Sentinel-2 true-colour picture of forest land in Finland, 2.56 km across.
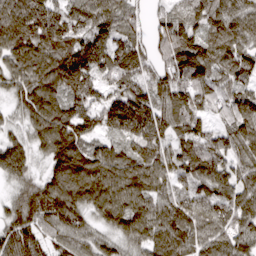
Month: March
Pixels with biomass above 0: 95%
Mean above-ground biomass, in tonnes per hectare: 125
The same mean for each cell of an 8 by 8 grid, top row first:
184 163 108 130 63 103 129 124
164 153 133 119 98 161 119 119
105 148 150 97 96 125 130 106
57 170 138 145 171 136 77 133
97 142 155 84 138 102 123 129
102 97 183 145 145 97 131 110
101 134 119 152 126 138 125 145
155 78 84 74 112 153 123 126
